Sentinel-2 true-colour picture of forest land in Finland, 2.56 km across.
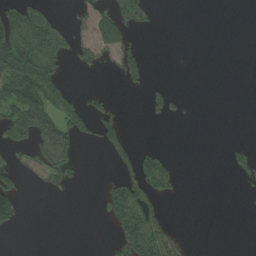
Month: August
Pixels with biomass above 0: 24%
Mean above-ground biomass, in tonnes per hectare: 34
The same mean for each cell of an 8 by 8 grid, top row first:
94 46 30 80 35 0 0 0
124 111 50 76 19 0 0 0
120 96 1 6 36 0 0 0
101 109 56 42 13 18 0 0
44 104 36 56 7 0 0 21
47 54 13 21 77 21 0 26
57 0 0 66 88 0 0 0
0 0 0 21 124 43 0 0
